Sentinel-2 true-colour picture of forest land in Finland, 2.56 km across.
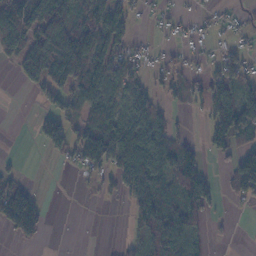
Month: November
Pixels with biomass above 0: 53%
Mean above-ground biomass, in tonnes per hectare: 64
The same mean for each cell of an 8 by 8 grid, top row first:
131 148 94 102 15 20 15 17
85 142 169 87 17 19 16 35
20 80 117 79 43 47 53 87
0 44 63 67 93 24 55 145
0 64 109 134 135 83 42 84
26 0 22 61 158 106 2 107
156 18 0 4 127 142 42 10
27 8 0 2 91 167 21 0
